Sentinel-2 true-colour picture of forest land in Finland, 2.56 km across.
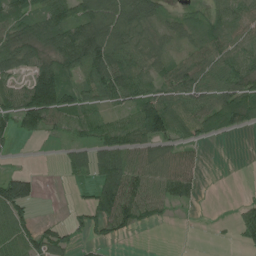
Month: July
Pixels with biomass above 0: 68%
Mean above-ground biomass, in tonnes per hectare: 57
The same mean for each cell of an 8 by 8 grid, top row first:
80 83 81 83 75 22 41 63
76 80 156 106 52 27 72 60
45 141 61 106 67 89 71 87
94 133 64 37 105 70 78 79
15 5 39 73 52 48 16 0
71 0 31 116 67 67 3 0
94 0 26 111 73 21 0 22
53 67 29 35 0 0 1 22
